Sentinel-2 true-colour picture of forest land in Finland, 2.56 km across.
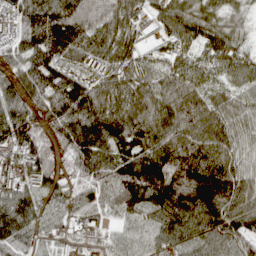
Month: April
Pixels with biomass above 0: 93%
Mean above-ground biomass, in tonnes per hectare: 92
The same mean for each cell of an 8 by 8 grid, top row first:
80 125 125 107 51 104 76 39
62 132 113 110 42 64 79 57
84 128 96 95 86 90 54 67
110 81 120 130 132 113 106 71
91 57 111 115 138 115 110 67
64 81 67 105 161 128 141 100
140 56 58 59 105 136 136 112
98 37 35 42 61 78 86 78
